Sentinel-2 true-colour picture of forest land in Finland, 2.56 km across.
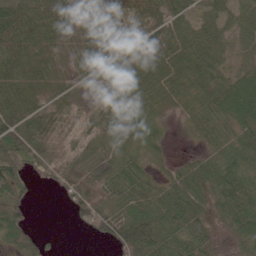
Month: June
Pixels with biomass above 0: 88%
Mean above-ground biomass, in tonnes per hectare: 55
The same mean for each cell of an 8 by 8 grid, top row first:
82 70 95 94 94 50 46 43
70 54 70 86 93 56 72 28
66 44 55 98 60 49 56 53
60 54 48 63 41 18 49 70
60 59 59 46 35 4 30 53
57 28 61 49 39 39 67 57
43 0 49 50 56 67 62 71
46 12 1 50 92 76 60 33
